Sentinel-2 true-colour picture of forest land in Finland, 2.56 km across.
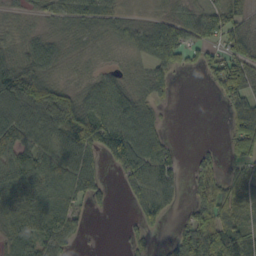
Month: October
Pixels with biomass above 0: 73%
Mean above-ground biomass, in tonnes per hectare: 55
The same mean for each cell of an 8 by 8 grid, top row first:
14 28 61 43 14 53 54 41
28 57 9 9 51 93 52 60
119 61 12 34 27 21 21 85
85 127 97 65 58 2 0 71
92 58 96 99 87 15 8 65
110 87 91 11 85 53 55 32
101 92 42 13 58 21 74 52
69 79 18 0 28 40 124 87
